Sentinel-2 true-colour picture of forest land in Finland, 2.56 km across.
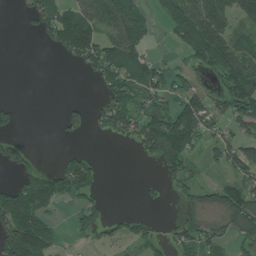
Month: July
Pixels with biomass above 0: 50%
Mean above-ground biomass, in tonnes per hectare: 59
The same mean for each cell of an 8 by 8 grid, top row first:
5 80 110 94 55 89 117 75
0 28 153 98 60 25 141 74
0 0 5 86 92 46 14 107
35 0 41 118 86 119 96 88
38 0 9 4 78 168 42 77
38 66 90 0 4 64 5 59
127 54 53 5 8 10 40 93
161 103 13 27 51 35 65 46
